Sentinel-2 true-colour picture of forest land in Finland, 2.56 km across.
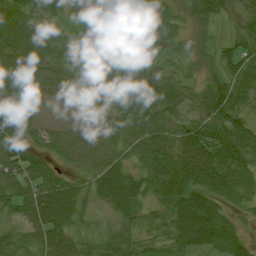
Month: July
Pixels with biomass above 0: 91%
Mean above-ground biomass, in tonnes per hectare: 55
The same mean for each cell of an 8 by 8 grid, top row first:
61 54 37 40 45 30 48 35
60 48 35 75 61 22 26 51
59 56 51 64 80 43 30 53
83 60 58 38 72 55 70 41
60 46 68 59 76 78 84 66
81 57 37 86 61 82 73 55
51 98 50 52 35 65 67 23
42 70 44 48 31 61 54 28
